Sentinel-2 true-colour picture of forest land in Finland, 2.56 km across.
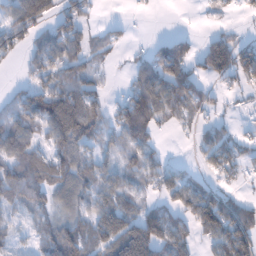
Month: January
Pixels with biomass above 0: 66%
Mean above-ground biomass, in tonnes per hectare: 68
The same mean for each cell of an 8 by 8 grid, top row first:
104 73 64 3 3 0 9 20
55 77 67 37 16 82 103 92
11 68 72 9 66 110 55 58
74 134 133 51 123 62 38 12
110 62 88 40 75 4 59 58
83 81 92 62 60 52 39 34
46 64 65 110 48 62 141 93
27 86 119 140 213 94 58 130
